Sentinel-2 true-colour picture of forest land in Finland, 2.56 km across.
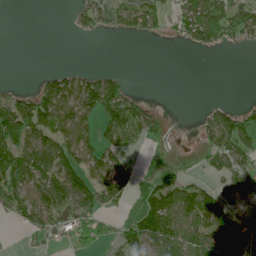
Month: June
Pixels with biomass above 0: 48%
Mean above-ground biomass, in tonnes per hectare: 50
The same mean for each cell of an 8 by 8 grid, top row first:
0 0 44 51 86 50 113 107
0 0 0 0 0 4 42 20
2 32 50 47 0 0 0 0
94 100 80 83 47 0 29 58
96 78 75 49 18 1 38 82
93 99 82 102 9 36 26 88
64 86 86 36 49 101 107 37
2 25 63 39 99 99 94 74
